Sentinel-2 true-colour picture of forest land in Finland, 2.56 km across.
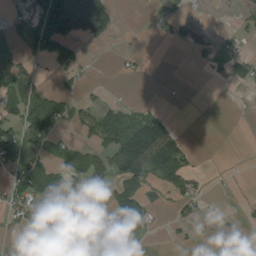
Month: August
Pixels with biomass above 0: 39%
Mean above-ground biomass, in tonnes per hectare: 39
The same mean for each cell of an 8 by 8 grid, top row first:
22 105 212 72 3 33 1 14
38 75 31 5 2 15 21 15
57 6 18 2 4 0 4 32
44 94 47 37 34 4 0 1
69 42 22 58 143 56 0 0
47 50 53 58 61 52 7 2
42 54 58 59 45 23 10 6
43 117 99 121 9 8 15 13
